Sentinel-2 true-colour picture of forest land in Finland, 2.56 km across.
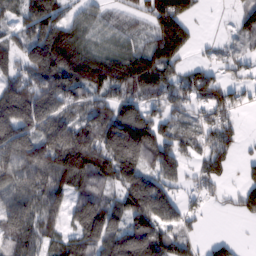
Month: February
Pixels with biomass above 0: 78%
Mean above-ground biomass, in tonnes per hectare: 105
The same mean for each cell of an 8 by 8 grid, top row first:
62 142 66 50 70 174 4 60
67 155 132 74 103 135 16 51
94 132 139 148 178 86 99 45
168 142 80 110 109 71 80 41
171 168 194 181 197 103 89 46
138 160 146 121 123 72 80 24
141 131 103 123 157 90 24 54
115 93 115 140 166 116 28 15
